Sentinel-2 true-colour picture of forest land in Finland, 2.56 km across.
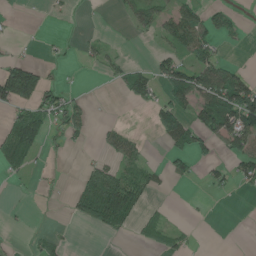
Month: June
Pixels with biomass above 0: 34%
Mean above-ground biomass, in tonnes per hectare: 35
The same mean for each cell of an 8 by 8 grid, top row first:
2 4 2 3 41 62 39 11
6 6 13 12 1 49 56 6
153 27 3 16 60 92 85 68
51 62 35 1 6 89 100 153
97 24 8 33 14 52 46 52
18 7 22 69 49 38 21 45
2 2 73 166 36 1 1 0
2 21 1 6 22 28 0 0
